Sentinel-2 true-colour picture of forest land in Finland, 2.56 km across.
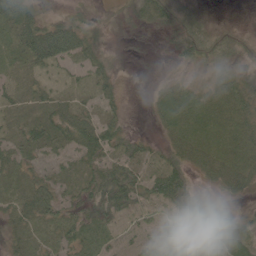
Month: June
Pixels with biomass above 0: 81%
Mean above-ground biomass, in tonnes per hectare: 36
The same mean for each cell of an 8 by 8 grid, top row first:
74 21 13 8 28 32 9 3
53 94 58 7 3 23 36 20
27 22 24 28 3 23 29 32
21 35 37 23 5 67 61 45
36 41 56 45 23 42 55 45
32 30 30 63 46 70 31 55
37 57 36 58 35 32 31 16
27 29 47 29 29 40 45 62
